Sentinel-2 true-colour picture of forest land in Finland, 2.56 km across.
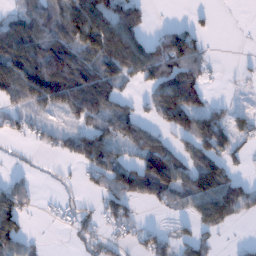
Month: January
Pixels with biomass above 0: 59%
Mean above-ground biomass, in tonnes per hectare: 63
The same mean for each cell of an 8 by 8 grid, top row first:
55 74 132 119 48 1 3 0
155 127 108 161 97 115 26 0
122 153 123 91 61 121 28 8
37 40 77 75 26 117 63 21
13 23 74 76 81 37 72 28
21 8 20 84 120 94 132 29
101 6 25 60 17 39 131 76
87 3 29 31 39 47 26 8
